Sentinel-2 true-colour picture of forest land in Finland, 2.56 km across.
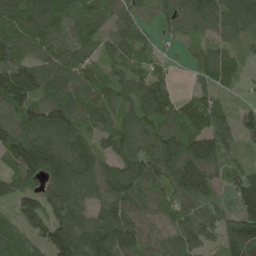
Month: May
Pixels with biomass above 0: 90%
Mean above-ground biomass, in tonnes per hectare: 101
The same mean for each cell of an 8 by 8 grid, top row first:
107 112 78 74 62 81 113 98
109 97 70 75 69 18 56 39
188 109 113 93 92 27 49 32
117 132 120 110 110 100 93 62
163 140 105 85 113 154 147 56
99 129 123 95 128 165 133 94
81 116 87 120 84 101 73 116
78 128 130 181 104 94 55 148
